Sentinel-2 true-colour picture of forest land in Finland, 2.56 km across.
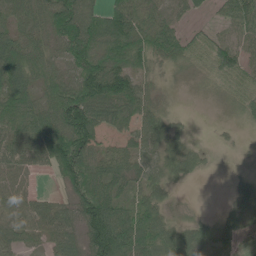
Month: June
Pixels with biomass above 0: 82%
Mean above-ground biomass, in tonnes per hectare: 62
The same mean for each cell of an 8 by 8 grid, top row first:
63 92 119 86 61 30 13 72
101 64 112 83 74 66 42 56
92 71 106 117 45 15 24 39
95 93 134 74 64 17 1 28
72 103 113 31 62 51 8 6
59 20 86 86 58 44 8 15
55 63 78 92 64 18 3 40
52 51 73 172 91 79 65 27
